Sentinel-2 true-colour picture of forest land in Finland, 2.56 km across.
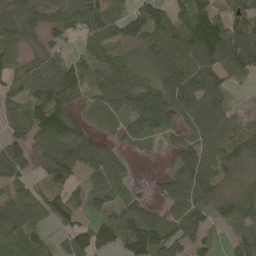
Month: May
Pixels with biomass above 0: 83%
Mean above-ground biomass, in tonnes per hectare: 78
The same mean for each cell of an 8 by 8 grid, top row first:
98 83 87 73 94 70 108 53
68 79 43 60 75 101 138 112
71 103 98 110 74 104 85 34
68 129 43 74 133 81 101 26
67 106 99 31 30 48 105 87
59 65 47 78 2 69 97 79
87 74 51 61 66 68 77 91
106 41 75 72 147 90 70 73
